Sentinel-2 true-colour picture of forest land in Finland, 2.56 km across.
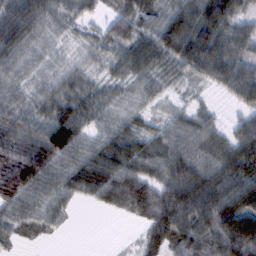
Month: February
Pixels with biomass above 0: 89%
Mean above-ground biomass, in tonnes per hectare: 60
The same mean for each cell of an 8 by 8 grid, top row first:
89 66 42 49 51 82 110 78
74 41 31 46 63 89 106 68
50 44 43 30 47 35 49 89
69 55 56 35 29 30 32 28
79 97 59 56 49 64 66 72
102 75 67 74 67 88 83 76
61 50 8 30 61 103 102 98
19 6 0 0 28 72 83 127
